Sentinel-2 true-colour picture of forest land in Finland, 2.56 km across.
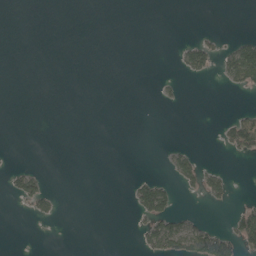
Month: May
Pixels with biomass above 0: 11%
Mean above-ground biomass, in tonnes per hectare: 13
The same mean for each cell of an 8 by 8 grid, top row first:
0 0 0 0 0 0 0 0
0 0 0 0 0 10 43 50
0 0 0 0 0 8 6 51
0 0 0 0 0 2 0 16
0 0 0 0 0 6 0 63
32 12 0 0 14 36 38 0
4 28 0 0 73 42 6 22
0 0 0 0 28 80 83 65
